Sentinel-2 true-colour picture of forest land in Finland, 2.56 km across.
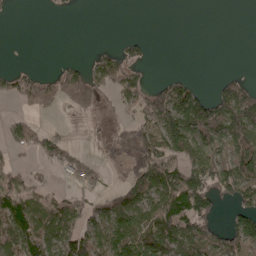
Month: May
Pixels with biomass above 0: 51%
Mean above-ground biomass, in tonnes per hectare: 58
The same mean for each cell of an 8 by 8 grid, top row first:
3 2 1 0 0 0 0 0
0 0 0 17 31 0 0 0
61 48 113 85 34 44 3 31
20 48 54 13 75 151 139 122
50 57 10 31 103 106 90 89
58 6 76 11 125 88 106 123
114 82 78 85 95 100 59 54
108 120 104 116 114 98 94 80
